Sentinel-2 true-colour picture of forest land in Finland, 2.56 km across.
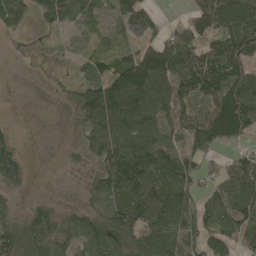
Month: May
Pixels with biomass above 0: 83%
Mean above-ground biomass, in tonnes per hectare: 104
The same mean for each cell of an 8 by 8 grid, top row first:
117 95 80 54 134 11 146 158
21 48 19 67 96 169 97 152
3 39 69 140 179 155 145 157
2 5 92 194 153 116 114 198
45 3 53 174 167 102 139 56
82 1 22 191 180 177 49 125
38 67 58 147 175 202 103 136
164 122 102 143 127 137 101 72
